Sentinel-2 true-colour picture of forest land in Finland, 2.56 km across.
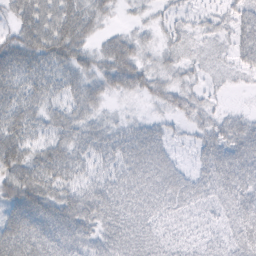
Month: February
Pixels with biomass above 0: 85%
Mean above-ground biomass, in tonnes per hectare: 39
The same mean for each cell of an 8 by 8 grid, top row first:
35 56 64 19 11 21 18 39
59 66 55 49 25 27 16 39
49 42 41 50 45 24 13 11
55 37 43 9 6 32 25 13
60 47 42 38 50 13 34 54
67 55 31 34 45 36 39 54
61 58 59 46 37 29 23 47
59 54 58 44 39 23 26 39
